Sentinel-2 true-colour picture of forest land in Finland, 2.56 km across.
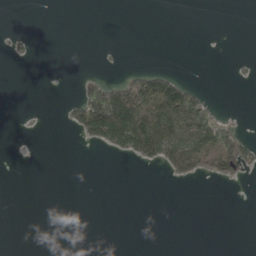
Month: May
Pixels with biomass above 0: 16%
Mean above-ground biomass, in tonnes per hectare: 24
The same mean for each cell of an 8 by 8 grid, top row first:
0 0 0 0 0 0 0 0
5 0 0 1 0 0 0 0
0 0 16 34 80 63 0 2
0 0 70 256 156 187 85 1
0 0 9 71 144 112 119 70
0 0 0 0 0 27 27 21
0 0 0 0 0 0 0 0
0 0 0 0 0 0 0 0
